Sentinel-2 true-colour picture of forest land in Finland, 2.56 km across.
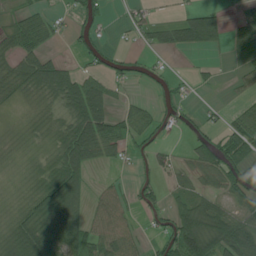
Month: July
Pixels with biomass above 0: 61%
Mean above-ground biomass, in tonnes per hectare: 42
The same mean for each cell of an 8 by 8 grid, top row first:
26 29 33 6 25 15 57 25
42 28 23 19 14 34 32 18
44 90 59 37 16 20 12 21
12 28 86 49 38 39 13 32
18 27 108 60 32 6 52 65
17 49 67 7 12 24 41 70
27 91 58 62 24 45 61 49
58 100 70 92 23 94 91 87
